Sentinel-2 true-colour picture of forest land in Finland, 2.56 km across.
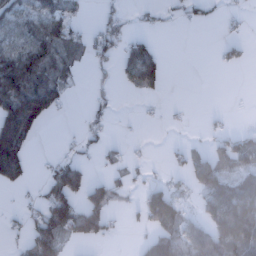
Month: January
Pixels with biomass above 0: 41%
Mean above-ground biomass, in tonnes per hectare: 51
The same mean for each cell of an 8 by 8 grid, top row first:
73 89 19 23 11 8 15 11
79 91 37 40 63 0 0 25
142 98 14 17 80 0 0 0
215 98 3 17 3 6 5 0
214 0 21 14 4 5 22 58
101 39 73 27 8 16 101 58
12 105 85 59 63 76 67 111
15 143 55 14 29 92 140 154
